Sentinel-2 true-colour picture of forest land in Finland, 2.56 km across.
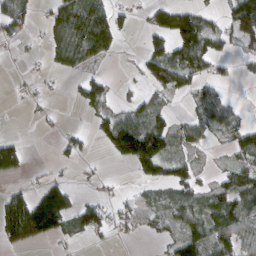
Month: March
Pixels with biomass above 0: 49%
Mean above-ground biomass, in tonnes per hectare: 47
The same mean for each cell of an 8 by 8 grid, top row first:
68 35 113 67 17 74 36 129
10 41 132 44 35 85 79 39
3 7 32 16 38 69 44 15
0 7 14 40 57 16 53 18
48 0 28 80 123 41 22 58
37 14 7 5 30 49 18 65
101 167 58 31 24 49 66 93
78 43 13 15 9 50 106 78
